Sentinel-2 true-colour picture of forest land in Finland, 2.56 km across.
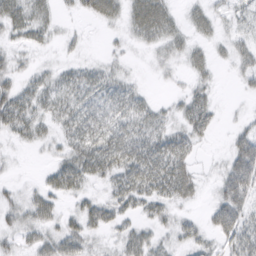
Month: March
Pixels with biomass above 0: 69%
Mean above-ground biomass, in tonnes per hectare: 27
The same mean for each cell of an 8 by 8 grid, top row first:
41 22 14 29 57 18 25 21
19 13 9 7 13 22 16 26
27 21 27 26 5 8 16 16
48 25 31 33 28 19 34 4
14 16 38 42 43 38 7 41
5 16 41 32 50 52 7 83
27 32 20 33 25 21 17 57
22 32 37 14 32 20 18 49
